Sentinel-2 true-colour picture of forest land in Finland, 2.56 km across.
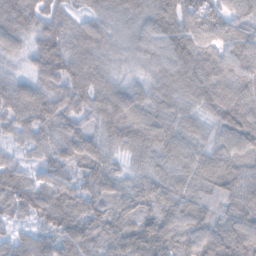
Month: February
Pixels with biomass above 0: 98%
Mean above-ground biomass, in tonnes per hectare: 86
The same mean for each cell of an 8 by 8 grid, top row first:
108 73 50 75 86 111 108 72
51 97 106 78 75 112 94 85
50 78 112 78 54 96 111 92
96 102 72 126 92 85 68 109
40 68 79 71 104 103 62 87
87 52 62 69 63 82 99 89
78 114 102 72 77 94 82 103
56 68 103 105 123 87 98 108
